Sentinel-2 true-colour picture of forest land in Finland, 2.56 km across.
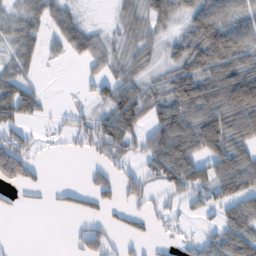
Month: February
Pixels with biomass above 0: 61%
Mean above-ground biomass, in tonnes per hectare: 53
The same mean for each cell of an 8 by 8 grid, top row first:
37 55 26 11 48 43 88 61
54 23 66 34 48 49 125 90
62 2 10 54 46 84 94 123
85 10 25 85 78 108 105 124
70 11 28 85 56 132 97 68
93 5 6 41 65 101 70 63
10 7 25 31 30 22 20 71
3 0 36 31 21 19 40 87
